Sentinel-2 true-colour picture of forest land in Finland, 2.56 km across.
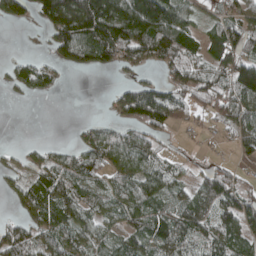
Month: April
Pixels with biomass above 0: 69%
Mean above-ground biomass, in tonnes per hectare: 77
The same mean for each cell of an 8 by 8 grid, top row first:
72 148 275 240 260 138 30 70
0 36 135 158 138 127 73 93
57 50 0 10 43 73 84 154
0 0 0 41 136 63 47 99
8 24 48 101 83 8 8 42
40 90 88 61 90 46 60 33
31 106 81 59 80 73 76 126
95 75 69 48 79 96 72 96
